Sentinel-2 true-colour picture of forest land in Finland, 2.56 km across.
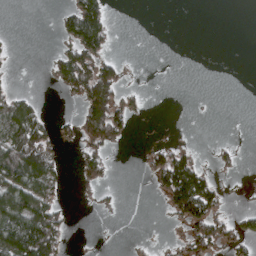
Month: April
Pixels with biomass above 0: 32%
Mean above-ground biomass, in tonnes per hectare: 37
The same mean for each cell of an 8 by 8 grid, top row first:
0 0 123 25 0 0 0 0
5 4 93 20 0 0 0 0
5 11 105 88 2 0 0 0
84 14 47 108 14 0 0 0
121 60 43 54 6 23 3 8
122 77 32 14 11 164 53 6
134 85 3 10 0 79 96 13
150 118 1 1 3 15 92 49
